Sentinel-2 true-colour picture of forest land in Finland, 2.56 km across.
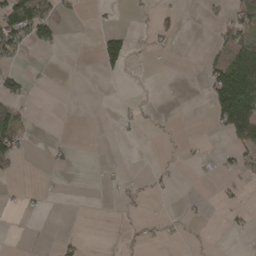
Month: April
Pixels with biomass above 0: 18%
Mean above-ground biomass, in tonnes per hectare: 23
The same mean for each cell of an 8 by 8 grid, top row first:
118 60 8 4 6 14 20 47
52 24 0 76 8 6 19 108
42 2 0 5 0 0 60 233
67 0 0 2 8 0 29 193
59 10 0 0 0 3 2 70
9 2 0 6 2 4 2 21
5 3 0 1 6 1 4 11
0 2 11 0 6 6 1 1
